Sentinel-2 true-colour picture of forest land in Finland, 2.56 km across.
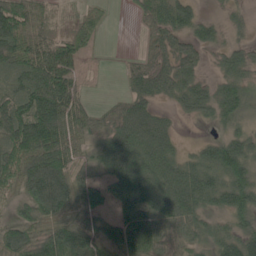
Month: May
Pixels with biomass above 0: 80%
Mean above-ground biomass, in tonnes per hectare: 62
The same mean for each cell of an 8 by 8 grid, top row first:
104 30 29 8 37 71 17 17
93 72 51 0 19 60 37 34
47 113 35 1 73 79 33 62
93 122 54 37 75 30 47 46
103 126 38 82 95 36 39 66
79 147 39 63 99 94 87 77
36 94 51 39 77 111 55 72
74 65 80 52 91 40 51 67
